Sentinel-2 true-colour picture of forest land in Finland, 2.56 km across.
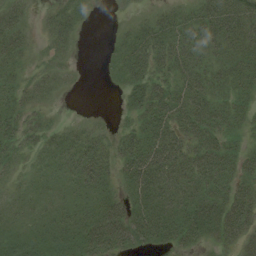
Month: August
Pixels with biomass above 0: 78%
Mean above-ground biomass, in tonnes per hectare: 24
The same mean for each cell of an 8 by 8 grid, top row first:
20 12 14 1 7 21 33 39
21 10 3 10 35 34 25 35
14 12 1 8 32 26 26 28
20 8 1 2 34 40 33 25
18 19 25 17 45 35 31 18
8 17 29 19 52 34 35 29
12 16 23 29 37 35 49 46
26 30 39 43 26 30 25 33
